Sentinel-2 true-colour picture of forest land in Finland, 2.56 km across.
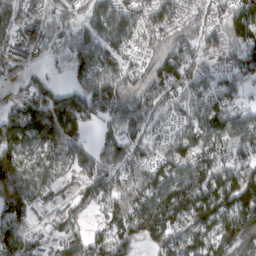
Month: March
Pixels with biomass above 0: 85%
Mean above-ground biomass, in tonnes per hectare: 100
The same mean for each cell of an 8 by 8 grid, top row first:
89 73 74 138 98 73 68 121
77 66 139 95 60 103 64 107
19 48 90 139 86 111 71 87
112 190 162 125 111 67 112 68
117 160 105 90 83 103 94 92
123 78 81 110 113 106 147 137
134 38 41 105 129 142 153 148
119 34 67 130 81 97 92 130
